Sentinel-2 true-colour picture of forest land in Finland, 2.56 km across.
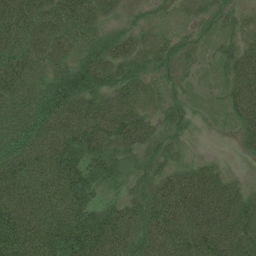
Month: July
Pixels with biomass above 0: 88%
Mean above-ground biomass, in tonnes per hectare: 68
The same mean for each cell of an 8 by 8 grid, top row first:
99 88 106 28 16 16 32 24
89 83 61 66 43 40 19 45
103 71 94 73 53 34 12 76
77 105 97 84 44 43 9 59
92 96 101 75 57 30 1 20
94 88 95 61 48 60 64 11
95 89 92 53 80 96 103 83
118 104 133 104 82 85 94 86
